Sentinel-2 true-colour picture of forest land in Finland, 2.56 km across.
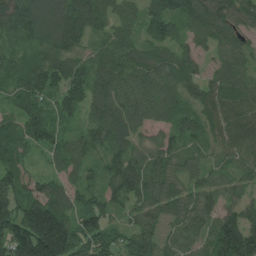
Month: July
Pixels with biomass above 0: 95%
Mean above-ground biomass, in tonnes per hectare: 109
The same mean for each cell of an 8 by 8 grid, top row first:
141 149 149 94 100 108 125 124
81 116 92 101 87 101 68 77
99 141 125 137 107 114 85 93
81 119 76 156 96 93 99 95
90 101 80 111 74 79 68 100
116 67 77 96 112 90 55 50
141 180 107 81 88 94 101 107
203 306 138 111 135 76 102 207
